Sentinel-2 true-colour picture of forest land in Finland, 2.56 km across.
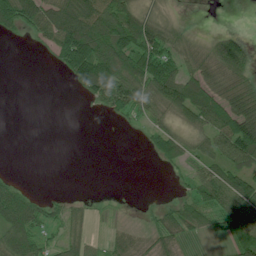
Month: July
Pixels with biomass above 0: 56%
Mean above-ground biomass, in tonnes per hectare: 50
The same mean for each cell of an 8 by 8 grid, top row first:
104 116 145 106 55 8 0 0
1 41 156 109 94 55 50 97
0 0 82 108 92 87 78 78
0 0 1 41 53 66 105 141
0 0 0 0 10 50 55 133
10 0 0 0 0 12 63 86
120 36 18 2 6 36 67 91
87 26 39 24 20 40 12 69
